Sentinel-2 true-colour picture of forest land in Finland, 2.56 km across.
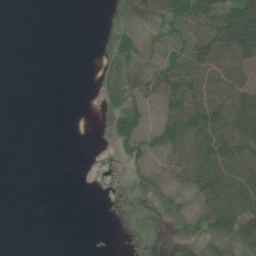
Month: July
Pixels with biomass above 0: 38%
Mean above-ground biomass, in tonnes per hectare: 23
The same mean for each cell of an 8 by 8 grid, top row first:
0 0 0 0 6 37 54 72
0 0 0 13 16 37 70 84
0 0 0 21 41 68 61 50
0 0 0 15 31 62 69 79
0 0 0 6 31 66 79 76
0 0 0 0 8 40 71 55
0 0 0 0 0 7 47 49
0 0 0 0 0 4 22 38
